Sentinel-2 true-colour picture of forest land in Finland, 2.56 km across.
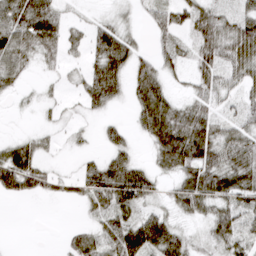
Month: March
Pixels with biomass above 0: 67%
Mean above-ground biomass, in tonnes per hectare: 35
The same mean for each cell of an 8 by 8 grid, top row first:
59 51 7 14 16 34 45 40
55 37 17 67 12 30 49 70
29 5 23 65 56 12 37 38
3 7 10 9 52 45 28 28
31 10 8 27 13 80 65 48
84 34 32 67 43 35 62 55
0 0 10 57 33 31 40 48
0 0 34 54 93 59 24 41
